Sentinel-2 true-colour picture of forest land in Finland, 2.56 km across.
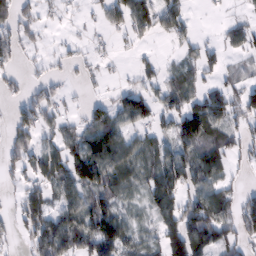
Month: February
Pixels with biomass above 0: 61%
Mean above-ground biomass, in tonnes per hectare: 50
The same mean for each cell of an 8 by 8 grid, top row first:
63 17 10 43 79 68 4 17
49 10 13 11 10 16 22 39
20 33 14 6 29 39 24 32
36 47 20 54 59 70 109 54
51 38 65 91 49 65 71 54
25 60 106 81 53 81 75 14
26 66 85 74 22 76 107 76
19 106 72 102 25 100 108 64
